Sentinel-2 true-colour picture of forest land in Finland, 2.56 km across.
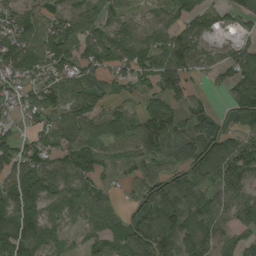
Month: August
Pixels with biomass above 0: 85%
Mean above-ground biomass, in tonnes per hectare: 95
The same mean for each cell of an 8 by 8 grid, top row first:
111 96 109 84 51 72 70 85
130 142 94 126 113 110 42 84
96 104 92 75 74 126 26 119
58 95 110 81 86 75 60 75
81 86 130 96 112 131 142 98
114 126 137 48 84 83 84 117
142 90 98 62 78 93 88 131
147 86 45 77 122 96 103 77
